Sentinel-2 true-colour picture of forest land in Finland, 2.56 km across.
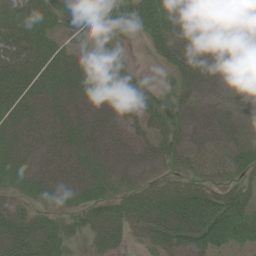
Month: June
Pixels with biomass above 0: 82%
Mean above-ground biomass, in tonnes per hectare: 44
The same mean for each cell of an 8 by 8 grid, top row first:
51 50 56 62 53 78 77 63
68 56 26 32 10 56 61 45
71 63 52 60 23 26 50 26
46 36 31 42 50 38 29 25
45 35 36 30 29 34 34 32
39 31 32 23 18 29 41 36
31 29 34 40 63 84 86 54
73 55 18 34 27 55 61 33
